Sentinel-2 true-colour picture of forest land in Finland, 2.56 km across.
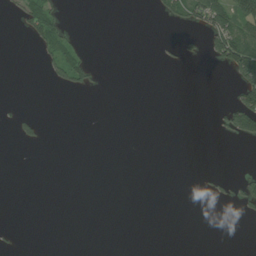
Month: July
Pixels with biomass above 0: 11%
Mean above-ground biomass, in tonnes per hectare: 12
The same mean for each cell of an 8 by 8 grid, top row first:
14 51 0 0 0 34 83 100
0 40 25 0 0 7 38 122
0 12 36 0 0 0 0 49
6 0 0 0 0 0 0 96
9 4 0 0 0 0 0 11
0 0 0 0 0 0 5 10
0 0 0 0 0 0 1 15
2 0 0 0 0 0 0 0
